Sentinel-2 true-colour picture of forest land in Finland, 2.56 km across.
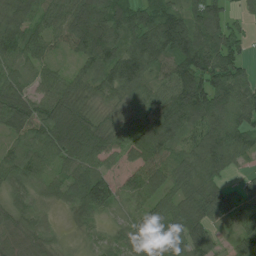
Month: July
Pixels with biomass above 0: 93%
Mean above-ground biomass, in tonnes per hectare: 83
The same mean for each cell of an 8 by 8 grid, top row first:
109 81 135 128 94 92 106 30
92 61 88 92 140 134 109 69
64 62 62 100 95 108 106 81
108 91 88 38 95 145 110 105
35 108 129 74 114 77 104 86
67 53 89 51 89 81 96 24
52 26 71 54 68 91 119 65
41 45 15 30 65 112 96 48
